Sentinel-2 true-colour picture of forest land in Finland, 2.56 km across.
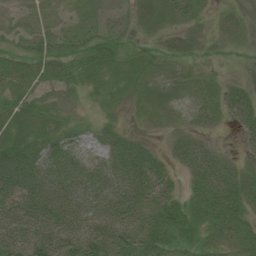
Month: July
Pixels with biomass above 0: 83%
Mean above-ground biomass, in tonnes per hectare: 42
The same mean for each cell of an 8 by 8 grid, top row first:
14 23 30 15 26 29 15 18
26 41 34 40 21 43 25 19
26 27 31 30 27 29 22 23
38 31 15 18 20 20 32 51
57 56 31 58 31 41 29 17
94 75 58 63 69 24 65 50
72 82 76 77 59 52 59 54
68 76 70 76 74 49 31 45
